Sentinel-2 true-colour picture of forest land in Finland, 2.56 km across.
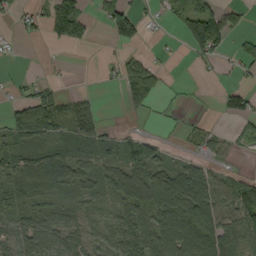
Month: September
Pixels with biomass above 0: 59%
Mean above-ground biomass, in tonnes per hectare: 49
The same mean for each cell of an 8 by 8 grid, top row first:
16 55 62 90 34 43 110 27
7 6 13 12 20 4 99 29
11 15 0 9 91 5 5 9
74 112 43 0 15 6 1 57
43 34 42 30 62 7 30 20
64 123 69 60 86 72 41 20
41 66 42 44 89 113 95 77
63 88 53 48 94 138 115 76
